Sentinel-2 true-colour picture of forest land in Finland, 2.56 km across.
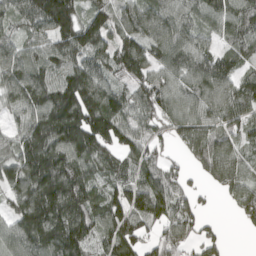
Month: April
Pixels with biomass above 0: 88%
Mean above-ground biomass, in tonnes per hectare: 113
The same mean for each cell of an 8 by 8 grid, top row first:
82 173 109 112 141 101 90 97
89 102 143 104 127 129 71 82
140 121 162 81 93 97 141 89
84 199 225 146 73 86 116 114
87 192 181 121 90 57 123 72
145 231 147 77 92 60 74 95
101 196 150 119 147 109 15 83
113 183 152 120 71 79 60 2
